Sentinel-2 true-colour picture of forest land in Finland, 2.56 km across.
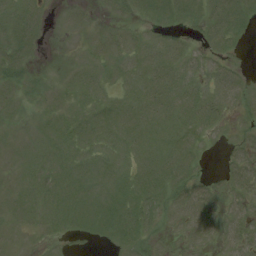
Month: August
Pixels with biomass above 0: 71%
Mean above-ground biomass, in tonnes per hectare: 7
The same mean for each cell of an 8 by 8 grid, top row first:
9 4 3 4 6 9 11 13
7 1 2 9 9 7 6 4
9 2 7 6 11 11 9 6
4 5 7 9 12 12 13 5
4 7 9 9 9 10 3 5
4 8 9 10 11 13 3 8
7 8 10 13 13 9 8 6
4 3 3 8 8 3 5 9
